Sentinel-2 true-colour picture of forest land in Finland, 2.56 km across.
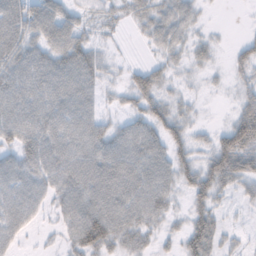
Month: November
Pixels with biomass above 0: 81%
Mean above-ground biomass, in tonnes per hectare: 44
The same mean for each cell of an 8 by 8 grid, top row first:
68 68 27 15 34 56 5 0
65 54 54 8 9 31 17 23
64 68 68 11 42 15 8 18
64 66 61 12 46 33 3 41
53 64 63 60 70 46 27 88
57 55 68 74 68 50 67 56
58 26 69 74 70 20 49 10
29 6 68 66 34 19 69 11
